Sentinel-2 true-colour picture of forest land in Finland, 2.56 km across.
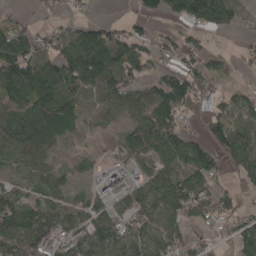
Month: April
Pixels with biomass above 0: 75%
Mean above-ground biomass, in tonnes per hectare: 76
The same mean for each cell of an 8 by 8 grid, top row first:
33 25 24 7 53 65 124 45
164 81 151 134 60 60 30 24
162 119 127 122 70 85 80 17
86 108 50 63 97 112 52 77
77 58 9 23 106 101 77 109
49 57 21 63 69 106 102 48
98 82 69 57 82 103 91 55
110 85 75 90 91 78 48 89
